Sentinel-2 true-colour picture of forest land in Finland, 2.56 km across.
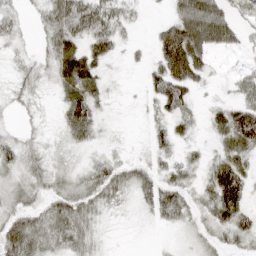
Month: April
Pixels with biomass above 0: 79%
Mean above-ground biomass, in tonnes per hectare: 36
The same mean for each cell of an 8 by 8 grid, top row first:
22 38 86 54 18 55 95 28
12 31 54 37 16 128 62 24
19 19 65 8 33 88 20 32
13 7 68 7 14 41 13 68
30 16 25 7 14 24 13 70
24 35 18 41 36 32 37 71
33 37 46 15 27 64 36 71
66 45 35 3 6 7 19 27
